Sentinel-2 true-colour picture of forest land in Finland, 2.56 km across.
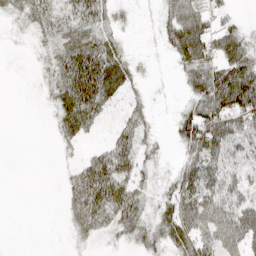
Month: April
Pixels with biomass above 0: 67%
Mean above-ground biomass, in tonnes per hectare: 37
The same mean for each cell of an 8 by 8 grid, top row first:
15 33 48 24 3 56 44 15
3 17 62 40 2 57 59 62
1 18 98 63 10 12 78 91
0 9 79 20 27 20 71 70
0 2 18 48 32 23 79 43
0 0 58 85 30 34 71 38
0 0 59 84 41 51 64 57
1 0 15 13 48 48 45 56
